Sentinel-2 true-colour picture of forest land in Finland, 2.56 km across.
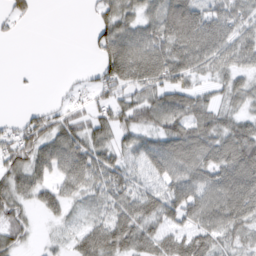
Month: March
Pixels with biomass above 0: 75%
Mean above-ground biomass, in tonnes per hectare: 57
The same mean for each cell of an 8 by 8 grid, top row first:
30 0 1 63 51 95 71 56
0 0 0 83 85 83 94 71
2 0 10 81 86 66 34 43
6 38 33 59 77 93 64 42
70 68 79 56 54 88 77 100
60 46 80 67 35 60 67 104
53 39 18 51 87 79 82 98
41 10 64 98 96 79 69 44
